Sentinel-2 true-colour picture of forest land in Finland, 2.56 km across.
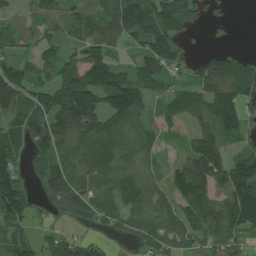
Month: July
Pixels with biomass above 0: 76%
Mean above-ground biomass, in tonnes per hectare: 89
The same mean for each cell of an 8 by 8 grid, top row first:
42 71 51 92 135 114 40 0
69 62 67 53 67 80 13 6
123 81 126 124 87 23 96 128
100 149 218 119 71 52 110 118
97 126 99 87 61 18 144 49
91 129 94 94 60 83 150 170
132 44 89 68 85 87 142 205
79 63 58 23 61 85 126 96
